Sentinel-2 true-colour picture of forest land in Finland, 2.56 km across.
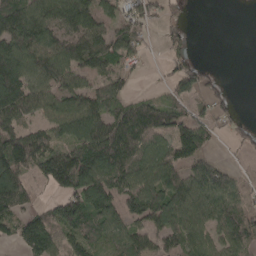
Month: April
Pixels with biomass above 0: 74%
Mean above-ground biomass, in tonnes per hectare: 86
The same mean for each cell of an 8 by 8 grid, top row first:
156 123 145 68 64 30 0 0
134 118 131 92 33 37 0 0
173 104 75 79 6 49 40 0
125 81 133 91 120 75 48 15
124 93 118 160 123 115 53 16
126 113 161 140 119 97 105 24
84 38 128 100 117 133 103 83
46 104 84 77 84 94 87 114
